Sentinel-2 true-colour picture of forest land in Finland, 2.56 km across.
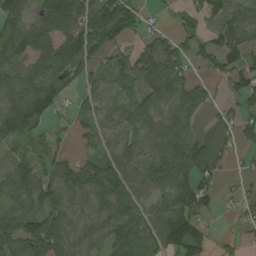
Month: August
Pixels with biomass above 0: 76%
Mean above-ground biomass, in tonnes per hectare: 75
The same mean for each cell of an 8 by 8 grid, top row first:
74 119 116 142 32 33 58 66
72 92 131 84 56 72 73 101
78 76 48 68 93 102 43 85
128 69 45 43 91 84 32 71
48 41 18 51 77 122 99 43
91 70 126 124 73 104 73 26
72 89 68 92 55 86 44 33
90 124 78 68 61 106 55 20
